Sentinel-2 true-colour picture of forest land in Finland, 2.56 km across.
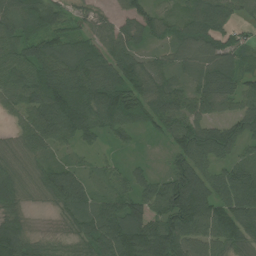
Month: July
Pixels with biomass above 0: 95%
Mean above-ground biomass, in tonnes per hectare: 74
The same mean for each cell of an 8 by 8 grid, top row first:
79 75 28 36 79 46 98 43
68 74 68 76 44 66 85 47
73 102 103 112 86 62 98 69
47 114 104 103 71 84 57 67
47 71 46 25 9 66 109 69
71 73 52 45 38 90 65 92
55 28 77 85 87 128 101 91
96 32 71 132 127 126 93 67
